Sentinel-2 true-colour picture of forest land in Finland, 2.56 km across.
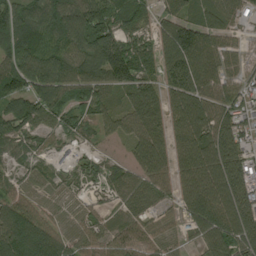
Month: August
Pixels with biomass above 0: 90%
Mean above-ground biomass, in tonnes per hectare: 97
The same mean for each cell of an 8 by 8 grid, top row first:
132 140 135 112 76 84 74 53
111 104 108 178 79 143 105 49
128 136 115 126 94 143 104 70
132 103 68 72 116 102 120 94
49 52 52 22 108 92 148 121
41 33 65 66 89 88 119 159
160 67 46 52 58 52 128 165
138 124 76 80 83 47 93 141
